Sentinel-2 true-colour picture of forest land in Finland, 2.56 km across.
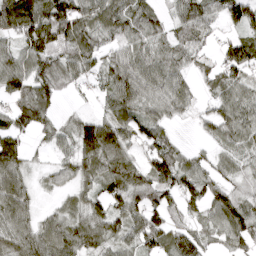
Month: April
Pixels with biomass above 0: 83%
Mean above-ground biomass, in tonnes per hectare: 67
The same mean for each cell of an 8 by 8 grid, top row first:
131 133 96 73 56 55 72 70
65 99 86 41 54 57 29 87
90 93 39 68 74 64 32 61
78 58 17 65 60 48 33 75
66 29 93 115 59 34 26 54
81 29 64 91 72 104 58 35
106 17 54 73 88 51 71 70
94 101 87 64 93 75 36 56
